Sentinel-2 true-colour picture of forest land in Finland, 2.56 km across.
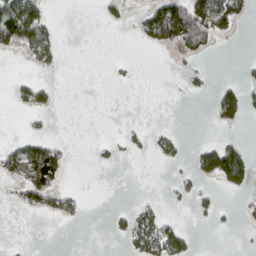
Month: March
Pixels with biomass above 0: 21%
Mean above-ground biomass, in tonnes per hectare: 26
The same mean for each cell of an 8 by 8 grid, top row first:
142 37 0 20 43 115 122 57
51 61 0 0 14 41 24 1
16 11 0 4 0 1 11 20
7 21 0 0 0 0 7 55
31 57 0 10 11 22 27 29
57 112 0 0 0 11 47 85
16 44 17 6 25 4 17 12
1 0 0 6 66 64 0 1
